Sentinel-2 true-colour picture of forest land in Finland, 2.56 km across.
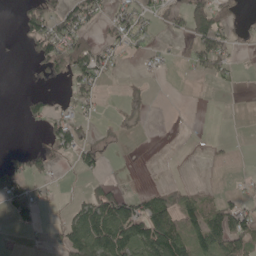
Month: May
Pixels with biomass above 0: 36%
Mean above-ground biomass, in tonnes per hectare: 34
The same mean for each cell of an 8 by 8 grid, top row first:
17 73 71 31 33 33 86 18
3 67 66 36 14 11 78 10
0 18 58 9 5 0 18 6
2 41 21 3 7 0 0 0
1 30 54 2 0 0 3 0
59 24 15 8 1 0 0 4
46 8 59 114 75 72 54 43
1 5 115 147 125 122 90 73
